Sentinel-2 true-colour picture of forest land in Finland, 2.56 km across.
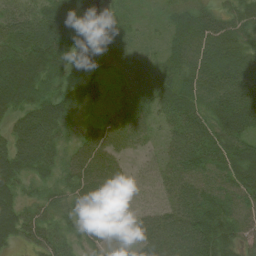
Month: July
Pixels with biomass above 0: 87%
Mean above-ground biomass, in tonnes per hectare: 58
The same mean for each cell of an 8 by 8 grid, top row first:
49 71 39 18 12 38 46 59
73 106 22 39 18 53 79 65
136 94 25 35 78 66 84 85
69 92 34 35 51 64 66 100
72 79 45 56 25 56 71 65
69 37 65 45 21 48 64 67
60 39 55 30 33 61 83 61
49 51 31 25 75 87 103 54
